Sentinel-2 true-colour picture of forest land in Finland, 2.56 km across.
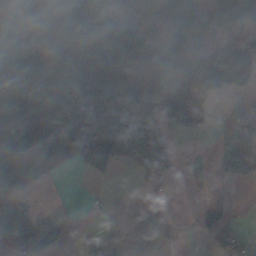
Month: November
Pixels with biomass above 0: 62%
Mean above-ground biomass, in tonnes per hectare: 69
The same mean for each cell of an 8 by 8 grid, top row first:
83 87 109 70 94 95 57 86
81 61 115 103 113 117 89 71
58 67 80 99 153 170 159 115
74 88 118 104 158 99 46 43
102 67 147 144 216 22 0 80
51 5 21 41 34 20 40 34
58 3 1 5 4 1 32 3
58 73 1 44 1 5 19 30
